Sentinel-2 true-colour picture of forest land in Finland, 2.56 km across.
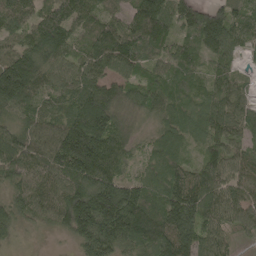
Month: May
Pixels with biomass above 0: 96%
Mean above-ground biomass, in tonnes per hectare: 111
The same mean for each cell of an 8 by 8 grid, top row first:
123 118 128 66 184 123 140 75
92 154 86 145 113 77 101 67
223 109 107 102 75 100 68 65
107 96 142 107 71 104 105 96
133 123 211 132 35 81 82 74
119 127 157 126 65 109 114 91
93 104 168 191 163 146 124 105
38 12 102 165 141 187 101 31
